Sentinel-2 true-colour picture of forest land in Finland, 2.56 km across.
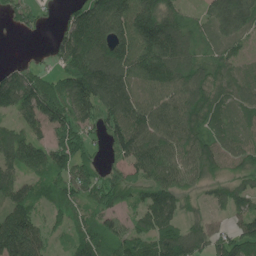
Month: June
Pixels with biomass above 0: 85%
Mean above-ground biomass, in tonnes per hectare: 104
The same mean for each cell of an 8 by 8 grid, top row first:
54 21 113 171 172 93 89 192
1 27 174 146 141 142 59 52
119 84 165 170 107 136 111 70
89 148 138 143 138 130 130 74
115 101 96 93 140 119 112 88
86 82 108 66 83 97 72 69
113 56 68 77 101 89 39 72
238 66 77 87 93 138 111 130
